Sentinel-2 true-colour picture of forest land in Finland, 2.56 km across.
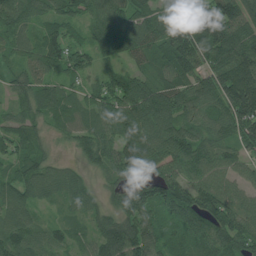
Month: July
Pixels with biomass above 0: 95%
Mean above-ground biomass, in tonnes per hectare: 91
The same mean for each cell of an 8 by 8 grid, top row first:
91 66 63 107 95 84 148 119
52 87 62 67 79 152 149 146
53 76 42 75 68 91 104 213
58 77 66 91 118 86 82 152
91 41 66 82 123 126 90 81
61 81 44 62 92 107 99 62
81 25 58 70 136 137 127 82
102 69 40 138 122 78 110 112
